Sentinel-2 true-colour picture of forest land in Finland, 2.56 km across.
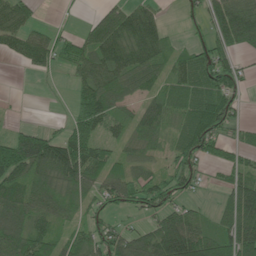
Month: June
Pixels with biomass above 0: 70%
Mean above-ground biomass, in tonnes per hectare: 68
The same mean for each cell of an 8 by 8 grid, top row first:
81 0 5 80 75 5 67 103
64 78 73 104 92 37 84 51
0 6 66 84 70 78 93 43
2 0 72 68 62 70 92 30
106 117 101 40 49 54 81 45
103 97 109 67 51 74 19 64
104 63 47 48 55 48 15 140
109 84 57 83 80 160 108 156
